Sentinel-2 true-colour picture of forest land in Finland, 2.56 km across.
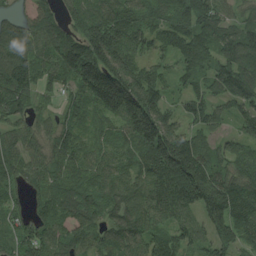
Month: August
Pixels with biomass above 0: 94%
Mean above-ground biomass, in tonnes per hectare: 105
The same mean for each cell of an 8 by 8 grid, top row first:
72 93 132 119 77 107 100 60
115 112 157 190 73 93 111 142
167 67 139 214 151 50 86 160
114 33 59 111 220 74 97 90
81 67 56 68 147 204 64 61
78 67 72 92 82 187 163 100
56 83 115 110 84 109 171 123
78 94 88 101 88 82 83 111
